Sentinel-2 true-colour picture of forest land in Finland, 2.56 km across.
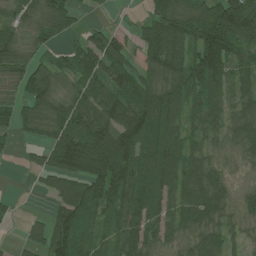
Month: July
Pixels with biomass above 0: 81%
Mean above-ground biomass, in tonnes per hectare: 97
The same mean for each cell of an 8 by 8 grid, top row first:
71 120 33 6 37 149 146 178
103 43 90 127 91 118 170 109
70 115 76 126 112 124 145 79
78 94 130 109 156 104 105 86
27 99 168 175 156 129 63 78
2 78 148 179 120 112 95 23
14 28 130 113 121 82 120 49
13 101 103 76 102 58 87 41
